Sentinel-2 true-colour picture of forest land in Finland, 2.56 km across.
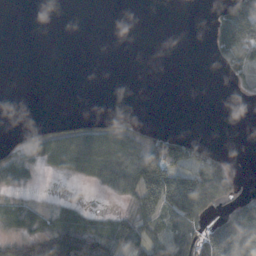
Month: October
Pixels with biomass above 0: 36%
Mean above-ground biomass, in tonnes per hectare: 26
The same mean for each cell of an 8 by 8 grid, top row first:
0 0 0 0 0 0 6 76
0 0 0 0 0 0 11 104
0 0 0 0 0 0 0 17
0 0 0 4 1 0 0 0
8 32 46 53 46 76 17 0
26 6 17 43 93 75 87 8
28 18 17 5 48 84 51 44
38 66 87 65 57 64 69 80
